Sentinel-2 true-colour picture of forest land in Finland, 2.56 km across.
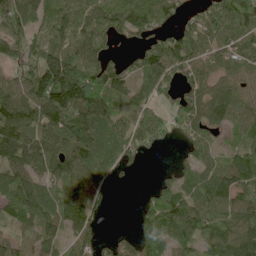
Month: June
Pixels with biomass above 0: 82%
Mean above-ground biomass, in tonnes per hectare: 80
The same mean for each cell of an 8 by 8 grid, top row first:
89 71 68 76 81 51 76 131
60 83 75 33 79 143 80 77
75 166 146 92 77 83 71 53
118 139 163 102 70 63 93 63
112 92 109 95 61 18 82 64
81 77 83 42 3 48 64 106
86 76 85 9 42 101 82 89
44 61 59 31 96 80 80 108
